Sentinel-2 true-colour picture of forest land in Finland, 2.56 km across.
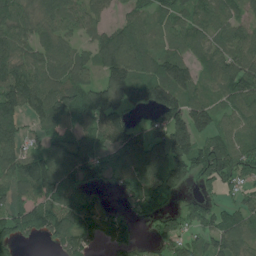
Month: July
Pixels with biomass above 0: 81%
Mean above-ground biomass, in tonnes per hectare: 93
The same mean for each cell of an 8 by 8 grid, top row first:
92 94 73 31 54 65 96 72
100 91 55 125 85 64 85 100
128 95 85 137 113 161 60 114
109 121 89 131 58 137 99 88
101 72 99 90 124 177 102 73
111 162 106 58 103 128 109 66
74 87 135 50 87 36 75 65
99 48 99 94 24 71 86 104
